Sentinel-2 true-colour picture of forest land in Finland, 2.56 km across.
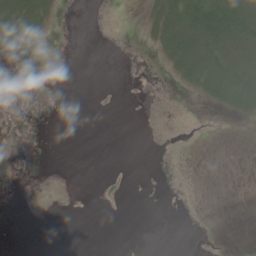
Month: June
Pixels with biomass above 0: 17%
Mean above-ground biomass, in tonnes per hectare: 7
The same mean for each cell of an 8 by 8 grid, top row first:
38 14 0 0 8 36 46 41
12 2 0 0 2 33 43 48
0 0 0 0 0 8 37 51
0 0 0 0 0 0 2 19
0 0 0 0 0 0 0 1
0 0 0 1 0 0 0 0
0 0 0 0 0 0 0 0
0 0 0 0 0 0 0 1
